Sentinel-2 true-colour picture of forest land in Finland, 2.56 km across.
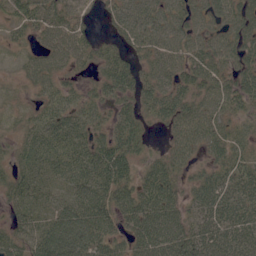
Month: June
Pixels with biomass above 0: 86%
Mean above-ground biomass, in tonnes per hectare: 47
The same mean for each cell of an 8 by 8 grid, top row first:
45 53 31 33 58 52 51 60
13 41 45 34 44 50 55 55
10 36 19 60 36 42 53 48
13 32 31 30 32 54 53 32
23 44 35 54 28 41 46 30
40 47 63 69 44 45 41 52
37 34 68 57 73 51 66 60
52 90 100 49 62 68 74 61
